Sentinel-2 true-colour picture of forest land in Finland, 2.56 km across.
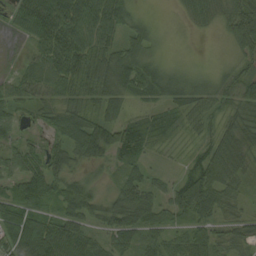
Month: August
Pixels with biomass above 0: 92%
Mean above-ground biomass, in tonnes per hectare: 54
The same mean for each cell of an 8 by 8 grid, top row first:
55 110 87 81 15 10 46 84
7 69 78 58 52 5 2 55
45 62 65 77 84 53 33 55
35 47 61 57 28 41 35 53
34 37 89 80 47 15 39 80
54 69 34 24 42 22 91 55
70 42 75 58 74 55 70 33
76 105 65 52 43 41 57 49
